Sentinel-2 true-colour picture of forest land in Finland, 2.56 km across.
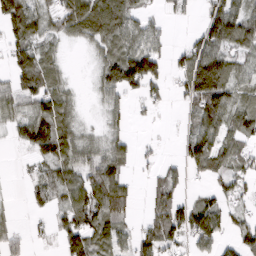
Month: March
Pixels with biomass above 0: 66%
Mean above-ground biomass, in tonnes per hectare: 59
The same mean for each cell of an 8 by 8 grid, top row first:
126 53 113 101 33 16 59 77
75 32 13 51 80 19 88 58
66 74 4 74 137 34 153 54
53 92 21 33 16 5 118 59
25 116 64 55 11 17 99 47
4 55 72 97 12 36 46 44
7 37 95 120 25 113 80 26
33 15 97 62 71 65 79 59
